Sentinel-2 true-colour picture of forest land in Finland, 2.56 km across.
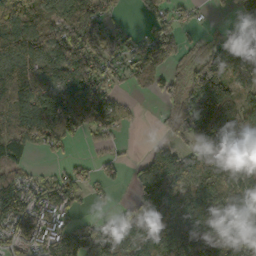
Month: October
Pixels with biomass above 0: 76%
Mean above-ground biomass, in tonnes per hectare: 100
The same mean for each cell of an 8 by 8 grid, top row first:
164 90 125 44 47 47 9 76
136 134 170 54 98 91 83 232
119 103 165 57 38 64 229 106
120 157 141 134 3 113 223 81
135 98 23 30 6 44 163 102
65 40 56 34 76 118 102 92
152 110 34 16 79 84 111 112
77 102 158 127 144 141 173 135
